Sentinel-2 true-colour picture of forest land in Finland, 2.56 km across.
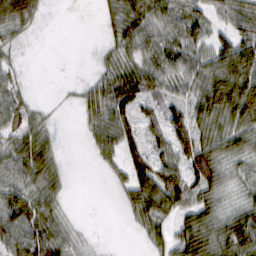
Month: February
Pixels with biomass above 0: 76%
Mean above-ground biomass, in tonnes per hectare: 47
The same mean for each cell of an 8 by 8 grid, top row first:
76 9 0 32 64 57 44 52
20 1 1 30 58 57 50 67
28 0 11 62 71 50 63 76
68 12 21 77 36 44 67 80
49 39 4 57 61 77 67 60
61 55 1 17 87 75 95 37
84 55 1 2 73 62 58 42
62 90 16 1 21 59 74 90
